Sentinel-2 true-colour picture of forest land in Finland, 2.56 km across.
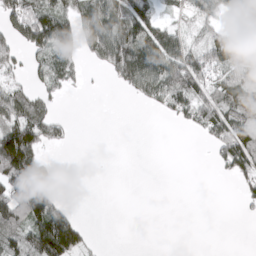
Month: March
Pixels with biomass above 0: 48%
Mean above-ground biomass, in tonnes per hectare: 56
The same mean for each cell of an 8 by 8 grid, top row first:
94 91 76 95 103 27 42 52
59 87 63 135 128 107 71 52
24 42 17 33 126 123 63 64
84 45 0 0 13 55 81 86
197 45 1 0 0 0 29 114
198 96 0 0 0 0 0 61
138 144 7 0 0 0 0 8
75 208 93 0 0 0 0 0
